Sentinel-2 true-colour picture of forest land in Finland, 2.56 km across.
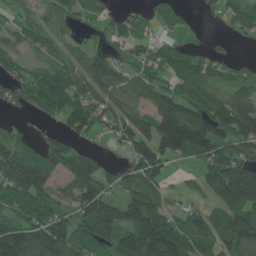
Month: June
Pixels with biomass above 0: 76%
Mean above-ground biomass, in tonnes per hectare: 83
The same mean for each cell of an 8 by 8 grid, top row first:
41 46 38 45 46 53 19 58
56 53 37 40 47 51 33 8
68 83 92 93 59 63 69 62
22 45 72 79 61 157 136 165
52 59 33 28 118 174 136 97
130 110 135 52 91 15 105 219
87 88 86 75 159 31 48 162
127 109 107 117 182 141 86 135
